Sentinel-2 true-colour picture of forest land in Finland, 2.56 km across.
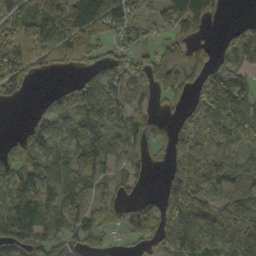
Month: October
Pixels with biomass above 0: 76%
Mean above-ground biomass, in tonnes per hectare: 74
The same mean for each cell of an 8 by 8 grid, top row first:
100 107 112 116 47 122 99 14
115 92 85 42 55 53 34 109
90 5 24 66 74 62 79 64
0 52 72 68 50 35 119 136
33 65 56 50 51 87 78 110
61 84 92 49 26 101 152 71
101 90 54 44 35 164 109 86
79 62 55 14 33 119 133 105
